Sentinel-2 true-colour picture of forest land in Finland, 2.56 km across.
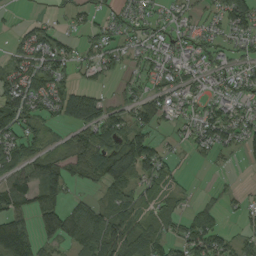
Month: August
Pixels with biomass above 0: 69%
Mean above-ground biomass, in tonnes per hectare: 57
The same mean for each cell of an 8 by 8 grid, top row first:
7 18 35 32 42 28 27 99
37 85 36 45 37 47 42 30
80 90 32 22 33 49 41 51
103 55 111 60 70 49 56 50
75 36 84 97 95 16 62 50
75 111 59 118 72 29 3 4
78 78 53 77 40 26 33 22
127 48 88 127 88 48 107 40
